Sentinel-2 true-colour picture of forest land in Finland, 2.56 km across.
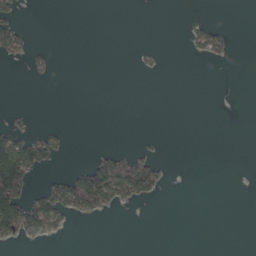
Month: April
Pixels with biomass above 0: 14%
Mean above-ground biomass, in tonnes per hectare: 17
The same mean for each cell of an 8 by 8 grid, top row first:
24 0 0 0 0 0 3 0
43 8 0 0 4 0 52 1
0 6 0 0 0 0 0 0
8 0 0 0 0 0 0 0
80 47 0 1 5 0 0 0
159 16 67 154 116 0 0 0
108 90 69 24 2 0 0 0
21 8 0 0 0 0 0 0
